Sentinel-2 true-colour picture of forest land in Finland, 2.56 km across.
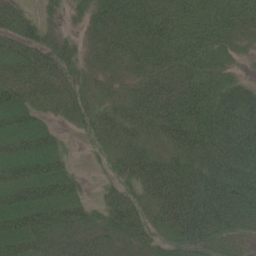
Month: June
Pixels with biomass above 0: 90%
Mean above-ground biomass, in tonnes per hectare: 50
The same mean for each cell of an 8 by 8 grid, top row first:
45 17 17 55 58 49 54 50
43 39 24 44 58 58 51 27
49 53 35 26 49 57 50 21
53 29 49 37 69 82 68 68
48 43 7 44 46 60 68 75
53 60 17 28 62 72 66 72
68 65 53 51 49 76 83 80
64 50 47 36 36 61 57 39
